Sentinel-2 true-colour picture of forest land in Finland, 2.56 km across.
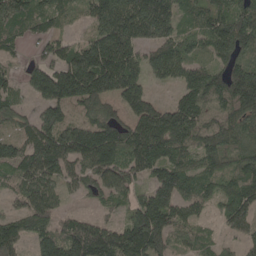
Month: May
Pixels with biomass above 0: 88%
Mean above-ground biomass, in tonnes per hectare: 118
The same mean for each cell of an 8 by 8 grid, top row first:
165 95 67 223 238 122 99 132
42 55 100 193 108 103 87 125
57 159 234 219 73 87 137 181
82 106 88 69 47 127 107 121
122 196 205 188 194 136 115 99
99 124 85 114 68 50 102 118
51 110 19 45 161 123 46 143
117 115 192 150 200 101 51 59
